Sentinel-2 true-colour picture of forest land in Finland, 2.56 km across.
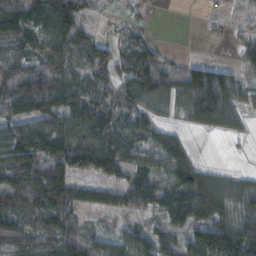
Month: November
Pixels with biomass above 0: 79%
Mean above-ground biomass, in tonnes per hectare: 87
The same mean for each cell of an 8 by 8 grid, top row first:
82 124 85 15 17 0 15 25
78 108 85 74 83 4 1 56
116 124 76 102 146 100 158 61
72 92 111 83 73 43 129 59
162 136 134 125 73 71 0 5
106 131 71 91 104 122 68 38
104 132 78 64 74 137 117 108
107 92 109 73 93 83 152 183
